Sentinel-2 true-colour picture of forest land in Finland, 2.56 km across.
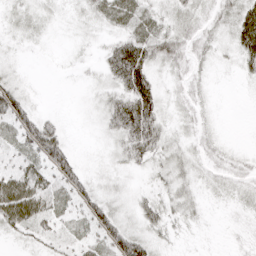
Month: April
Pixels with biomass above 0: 79%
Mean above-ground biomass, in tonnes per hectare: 23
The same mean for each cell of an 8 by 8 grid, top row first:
11 10 12 35 29 21 16 42
7 4 6 32 49 31 19 42
18 1 4 30 62 13 9 8
60 9 5 39 66 12 9 0
31 75 4 14 49 14 14 4
37 36 37 13 12 19 12 14
70 35 33 27 27 18 7 9
10 17 23 50 39 9 2 6
